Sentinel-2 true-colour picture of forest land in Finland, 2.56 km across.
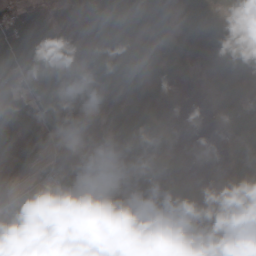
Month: May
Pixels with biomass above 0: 88%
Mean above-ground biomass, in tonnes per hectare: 26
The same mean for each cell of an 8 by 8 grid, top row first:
46 25 20 39 35 24 24 48
46 38 17 28 18 16 13 48
53 44 27 20 19 11 12 17
36 51 35 23 19 6 6 32
40 39 23 28 19 6 1 31
13 38 44 9 34 20 8 29
18 29 27 9 21 24 10 19
19 54 29 12 7 28 48 42
